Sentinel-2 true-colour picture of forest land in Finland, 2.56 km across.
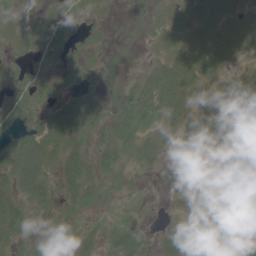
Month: June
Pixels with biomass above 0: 63%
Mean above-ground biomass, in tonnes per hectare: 16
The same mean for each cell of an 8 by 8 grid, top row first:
4 10 9 2 1 6 10 6
5 13 8 4 1 14 12 7
4 9 10 1 16 40 10 8
22 19 39 17 30 28 18 33
32 29 14 22 16 9 29 36
28 16 34 10 3 4 39 37
19 15 12 1 2 3 21 24
9 8 7 12 12 18 40 26
